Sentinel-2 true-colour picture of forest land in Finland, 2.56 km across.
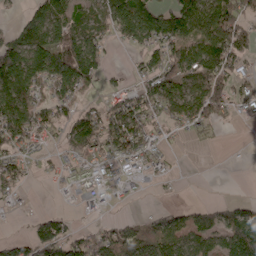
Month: April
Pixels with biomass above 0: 62%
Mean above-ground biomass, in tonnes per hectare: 64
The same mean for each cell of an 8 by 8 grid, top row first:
18 103 51 85 131 121 112 122
101 121 114 22 61 70 121 99
138 97 103 19 49 75 111 48
116 63 63 76 74 78 125 18
73 37 98 103 71 9 16 2
73 10 64 44 23 7 0 0
7 8 7 9 7 29 35 62
52 140 75 66 61 67 53 114
